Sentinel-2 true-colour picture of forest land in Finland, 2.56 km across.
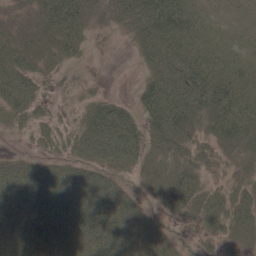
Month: May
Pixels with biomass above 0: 84%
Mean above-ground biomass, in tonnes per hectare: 50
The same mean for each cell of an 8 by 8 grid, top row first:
26 65 60 41 74 85 33 26
46 33 36 2 45 69 47 31
62 20 14 1 28 75 80 59
38 20 34 68 54 84 64 78
4 28 57 105 66 54 32 55
63 58 60 44 40 49 25 27
68 72 81 87 32 34 53 53
72 79 84 91 75 21 24 27
